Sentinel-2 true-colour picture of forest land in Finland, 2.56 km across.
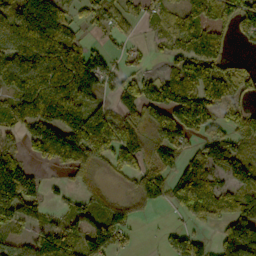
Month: October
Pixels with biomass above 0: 73%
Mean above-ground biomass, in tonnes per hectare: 111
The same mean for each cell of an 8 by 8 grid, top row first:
135 236 63 65 47 73 87 137
135 139 93 32 28 81 120 11
137 142 182 70 98 130 156 109
120 170 170 106 150 180 128 110
55 209 253 193 118 115 96 87
230 19 71 49 127 107 126 104
215 47 36 49 55 80 147 126
69 132 100 102 3 79 32 240
